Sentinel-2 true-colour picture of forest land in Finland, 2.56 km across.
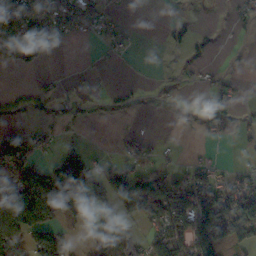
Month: November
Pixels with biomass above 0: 44%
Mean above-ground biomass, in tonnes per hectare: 53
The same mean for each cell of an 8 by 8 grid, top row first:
109 125 73 26 0 3 0 18
87 68 1 28 0 9 13 1
0 4 13 1 2 7 18 9
27 24 20 11 2 2 38 15
116 32 24 7 40 3 11 9
114 127 180 81 83 55 39 38
163 171 175 72 114 119 128 116
78 122 13 92 55 84 106 62
